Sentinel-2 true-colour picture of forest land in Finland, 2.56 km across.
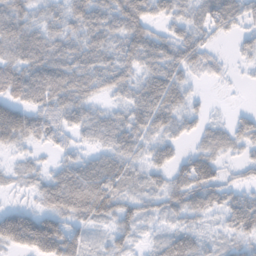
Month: November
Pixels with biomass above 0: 83%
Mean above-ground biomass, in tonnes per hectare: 58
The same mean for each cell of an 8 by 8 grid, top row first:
75 43 72 77 78 53 64 52
61 75 67 51 68 36 22 24
85 103 78 67 44 57 18 5
123 81 66 32 67 71 19 20
60 42 29 52 48 47 42 47
20 36 80 81 36 55 79 21
54 54 85 81 50 53 52 87
135 169 64 44 13 46 27 40
